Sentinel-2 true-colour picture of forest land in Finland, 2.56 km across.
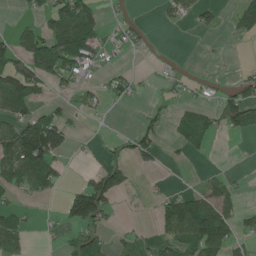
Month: June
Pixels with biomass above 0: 38%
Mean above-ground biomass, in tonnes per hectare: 42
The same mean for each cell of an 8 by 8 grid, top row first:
10 59 120 9 3 24 27 51
63 93 117 21 10 1 4 0
112 53 31 32 9 18 13 28
77 38 23 7 18 27 44 97
131 175 4 16 58 19 27 3
58 67 11 98 8 0 19 6
27 2 124 31 4 87 91 37
53 5 56 24 17 58 109 31
